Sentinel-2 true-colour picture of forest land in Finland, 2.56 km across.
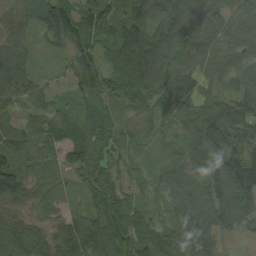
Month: August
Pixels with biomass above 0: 97%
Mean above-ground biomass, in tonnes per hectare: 87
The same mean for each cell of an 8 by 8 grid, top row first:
82 121 142 114 109 111 92 75
94 41 127 110 145 114 88 80
124 19 97 130 145 93 71 64
53 54 60 66 68 67 84 106
84 63 106 77 40 27 156 109
106 35 59 70 31 71 117 170
54 32 38 102 43 60 112 125
110 80 136 117 84 92 102 23
